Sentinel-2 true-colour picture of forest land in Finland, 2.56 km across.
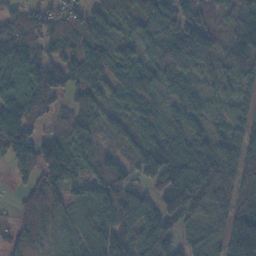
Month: November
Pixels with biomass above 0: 89%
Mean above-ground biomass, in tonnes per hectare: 89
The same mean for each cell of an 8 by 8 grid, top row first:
54 54 65 93 99 152 57 106
99 52 61 89 70 123 122 71
98 142 99 73 138 69 58 56
149 63 71 66 92 75 60 53
158 86 58 49 90 101 98 87
46 98 69 101 80 159 159 109
31 69 66 117 101 124 91 114
70 40 61 136 78 60 63 193
